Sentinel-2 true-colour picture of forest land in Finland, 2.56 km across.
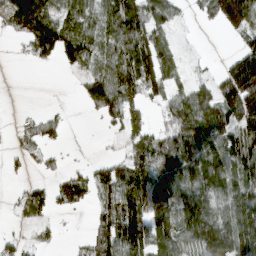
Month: March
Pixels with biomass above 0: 65%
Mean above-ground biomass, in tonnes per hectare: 80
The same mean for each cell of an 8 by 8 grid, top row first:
117 129 89 115 93 35 53 150
8 111 116 101 129 26 1 44
0 0 33 115 108 35 30 184
7 18 7 89 49 79 145 158
21 36 1 4 75 112 124 128
10 24 44 94 125 146 151 117
27 60 33 116 149 146 130 150
24 16 14 119 125 119 168 168
